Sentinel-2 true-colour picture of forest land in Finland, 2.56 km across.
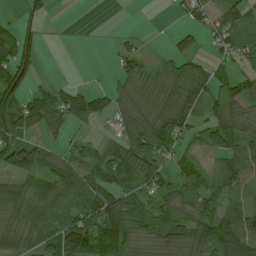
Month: July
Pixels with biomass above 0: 71%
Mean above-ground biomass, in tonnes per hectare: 57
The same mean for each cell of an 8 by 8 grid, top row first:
11 10 0 0 0 12 60 74
65 2 1 14 14 32 26 88
60 11 4 21 52 72 55 47
93 83 74 58 68 82 56 53
62 36 31 45 88 56 58 66
56 71 76 85 76 59 57 81
66 85 92 107 48 68 77 64
58 79 129 125 58 59 91 112
